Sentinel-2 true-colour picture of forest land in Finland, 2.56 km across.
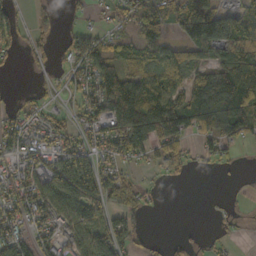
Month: October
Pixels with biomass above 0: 64%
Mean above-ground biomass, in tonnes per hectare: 68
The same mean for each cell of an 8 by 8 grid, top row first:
66 39 14 29 86 80 152 62
53 35 84 56 80 54 103 75
2 17 67 107 80 72 85 121
40 40 54 112 121 133 123 131
110 72 69 84 93 89 58 50
99 101 129 74 21 34 6 6
100 107 105 77 45 0 3 7
82 85 96 109 23 12 11 8
